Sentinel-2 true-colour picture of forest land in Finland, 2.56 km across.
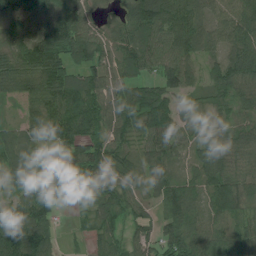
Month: July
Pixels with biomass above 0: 90%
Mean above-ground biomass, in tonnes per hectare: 75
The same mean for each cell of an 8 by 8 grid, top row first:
78 107 92 27 120 112 72 83
90 128 121 62 77 92 58 94
91 115 97 69 58 98 45 87
17 89 107 80 109 83 41 53
69 58 89 86 46 63 41 71
48 50 65 82 74 65 77 67
60 68 27 77 44 117 72 72
122 67 11 62 57 102 92 65
